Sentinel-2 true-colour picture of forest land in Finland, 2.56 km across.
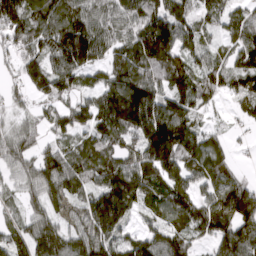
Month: March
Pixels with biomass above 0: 89%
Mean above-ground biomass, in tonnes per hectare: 118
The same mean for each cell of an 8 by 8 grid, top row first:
201 150 149 111 155 128 69 80
132 141 215 103 173 140 65 108
67 129 79 110 129 123 101 91
47 69 106 172 173 159 43 62
96 64 93 122 156 167 111 22
73 132 141 155 139 117 119 44
44 102 83 237 68 133 122 195
106 151 124 129 118 123 71 208
